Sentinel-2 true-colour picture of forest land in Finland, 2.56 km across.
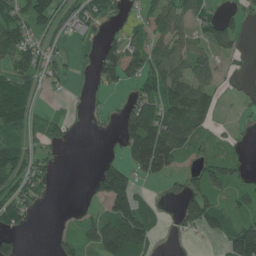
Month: June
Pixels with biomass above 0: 59%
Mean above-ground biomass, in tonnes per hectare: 54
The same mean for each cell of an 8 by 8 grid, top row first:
69 74 52 22 33 69 49 34
93 37 13 43 62 63 66 27
81 35 10 44 56 78 51 12
124 17 7 13 114 108 74 10
71 41 2 3 177 118 30 18
81 33 0 138 60 36 66 48
80 8 13 99 61 15 92 50
30 5 55 141 96 5 15 139
